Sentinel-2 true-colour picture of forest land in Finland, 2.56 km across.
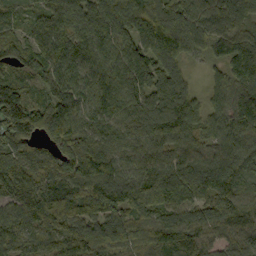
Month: September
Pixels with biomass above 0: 98%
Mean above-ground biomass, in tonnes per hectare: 115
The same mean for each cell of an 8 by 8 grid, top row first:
69 114 109 129 141 102 111 114
109 143 118 118 112 118 84 130
90 126 121 137 125 95 40 102
200 156 118 115 122 142 95 115
147 85 112 101 109 110 90 123
161 126 137 127 114 119 125 123
112 155 104 110 103 104 99 127
85 81 129 96 97 148 92 99
